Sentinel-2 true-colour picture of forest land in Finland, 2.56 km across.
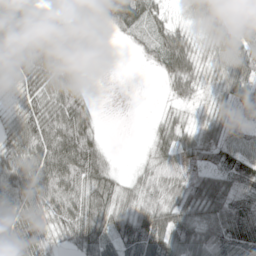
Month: May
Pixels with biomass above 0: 83%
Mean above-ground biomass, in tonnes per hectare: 57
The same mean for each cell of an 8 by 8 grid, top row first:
71 42 23 59 59 20 61 54
74 107 49 0 20 87 39 72
44 85 37 0 0 59 30 68
35 73 81 0 0 22 30 34
63 90 109 5 8 65 65 53
65 81 82 44 35 44 56 81
58 57 65 59 63 71 91 97
93 49 63 63 126 105 84 103
